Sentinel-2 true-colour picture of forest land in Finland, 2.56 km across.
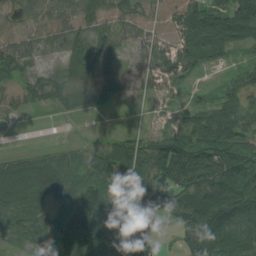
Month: August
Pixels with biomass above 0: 84%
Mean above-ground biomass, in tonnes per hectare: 70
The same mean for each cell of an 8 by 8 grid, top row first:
39 54 76 46 44 72 107 100
67 32 47 29 41 61 95 33
42 56 66 43 40 45 7 67
27 18 32 8 4 9 52 67
0 7 19 60 96 112 117 89
85 119 64 131 123 152 127 96
71 68 150 101 98 81 125 121
39 80 156 135 87 28 142 81
